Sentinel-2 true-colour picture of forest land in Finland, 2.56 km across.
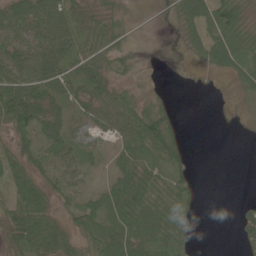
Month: June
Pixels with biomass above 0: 73%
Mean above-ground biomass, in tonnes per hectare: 39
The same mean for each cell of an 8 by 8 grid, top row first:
57 79 50 37 2 41 72 50
63 72 52 51 2 13 64 44
78 74 53 39 7 1 4 26
90 59 33 63 61 19 0 6
39 42 39 30 65 44 0 0
57 34 32 35 54 33 0 0
57 44 36 63 63 50 0 9
47 68 37 67 53 43 0 14
